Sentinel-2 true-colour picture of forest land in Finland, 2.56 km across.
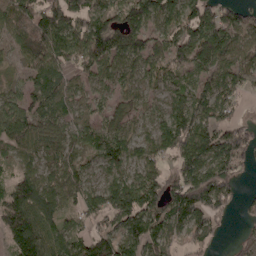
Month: April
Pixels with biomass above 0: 85%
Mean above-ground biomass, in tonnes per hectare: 85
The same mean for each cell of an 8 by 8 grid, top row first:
129 128 103 84 114 102 88 68
65 115 92 118 84 89 107 83
37 94 49 73 60 51 74 88
84 79 57 70 57 107 104 30
80 65 58 102 65 117 113 108
53 59 59 66 87 76 133 39
125 96 72 107 130 110 124 28
116 121 66 108 116 49 56 48
